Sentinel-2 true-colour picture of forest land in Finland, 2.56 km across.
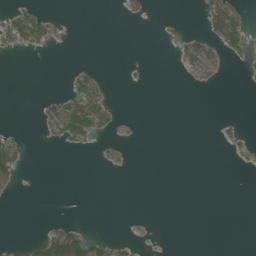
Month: June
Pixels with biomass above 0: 14%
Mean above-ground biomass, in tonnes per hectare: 11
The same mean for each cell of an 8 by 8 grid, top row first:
39 20 0 0 10 2 44 38
21 15 0 0 0 11 31 36
0 0 34 4 2 1 15 1
0 27 78 28 0 0 0 0
29 7 27 10 1 0 0 16
30 0 0 1 0 0 0 1
0 0 0 0 0 0 0 0
2 49 58 24 4 0 0 0
